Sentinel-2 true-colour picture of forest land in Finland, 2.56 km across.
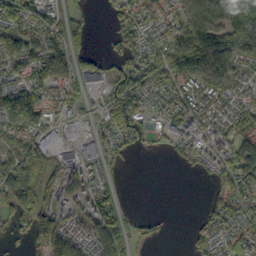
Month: October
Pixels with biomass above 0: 71%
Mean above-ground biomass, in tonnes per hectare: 67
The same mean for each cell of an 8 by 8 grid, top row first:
79 63 21 28 53 63 106 169
74 80 33 15 60 118 132 116
61 115 69 64 82 98 114 45
159 64 32 73 71 101 73 53
60 82 81 36 27 52 57 110
114 64 66 21 0 3 32 113
120 74 49 60 0 0 34 59
28 144 70 90 22 1 44 78
